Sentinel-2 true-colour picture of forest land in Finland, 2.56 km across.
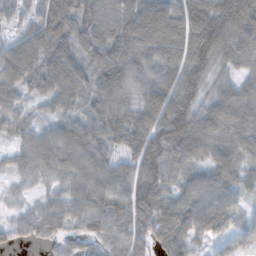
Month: November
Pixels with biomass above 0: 94%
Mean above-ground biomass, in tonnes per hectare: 74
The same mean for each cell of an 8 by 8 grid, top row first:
47 91 95 72 106 90 134 148
65 83 71 87 80 87 127 84
73 76 72 87 66 84 75 51
57 27 60 87 98 134 69 79
36 72 80 62 105 105 74 72
34 45 69 79 98 59 70 60
26 55 72 87 100 85 99 41
35 41 54 59 60 81 34 8
